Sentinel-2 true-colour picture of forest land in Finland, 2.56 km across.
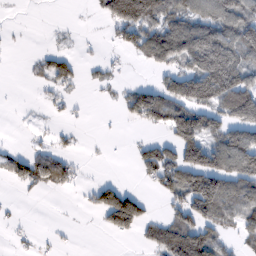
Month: February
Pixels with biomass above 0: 46%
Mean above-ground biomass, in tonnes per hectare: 57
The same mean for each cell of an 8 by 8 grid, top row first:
1 0 1 105 148 95 99 109
2 9 5 14 70 121 164 126
0 44 24 16 7 89 150 105
1 8 4 5 112 102 87 136
5 18 8 2 31 107 87 127
51 87 14 3 32 91 140 100
5 0 6 163 59 55 108 78
9 7 1 11 33 109 84 31
